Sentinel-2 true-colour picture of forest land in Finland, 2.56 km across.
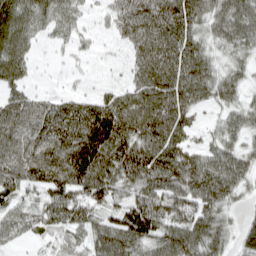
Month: April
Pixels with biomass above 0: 88%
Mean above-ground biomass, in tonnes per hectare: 77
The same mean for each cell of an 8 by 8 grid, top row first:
94 61 32 48 102 129 73 89
77 12 21 11 82 97 57 63
58 3 9 11 86 104 77 48
75 92 118 122 107 88 26 60
87 127 164 137 104 77 45 55
96 116 134 101 111 101 99 74
63 81 88 68 110 86 84 32
35 39 55 99 96 99 94 50
